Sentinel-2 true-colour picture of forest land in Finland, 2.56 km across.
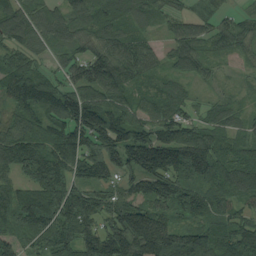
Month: August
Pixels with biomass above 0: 92%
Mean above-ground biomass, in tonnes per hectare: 101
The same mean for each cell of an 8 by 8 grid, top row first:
111 90 93 94 63 51 39 37
82 65 82 118 83 72 53 55
126 92 112 143 55 54 33 15
88 104 180 114 71 80 43 41
143 113 130 143 177 157 122 72
70 131 95 85 153 132 119 153
113 132 147 115 106 94 85 64
69 103 147 167 194 178 124 117
